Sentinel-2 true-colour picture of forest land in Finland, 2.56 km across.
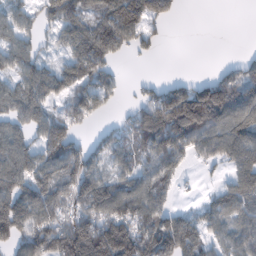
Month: February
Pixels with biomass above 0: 71%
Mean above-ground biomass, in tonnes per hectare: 101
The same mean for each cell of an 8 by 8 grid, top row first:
74 62 103 137 146 24 0 0
108 25 141 115 40 0 0 1
85 119 114 57 18 36 70 106
91 79 107 26 119 225 217 141
106 111 70 78 128 169 113 139
124 119 162 72 99 75 13 106
142 133 138 140 122 58 62 102
121 193 264 249 155 171 76 96
